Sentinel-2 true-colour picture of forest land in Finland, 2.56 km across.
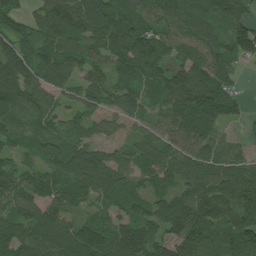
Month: July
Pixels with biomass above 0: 90%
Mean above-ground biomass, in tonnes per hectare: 95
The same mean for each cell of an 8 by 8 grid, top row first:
80 108 124 136 116 141 120 72
92 76 83 124 157 80 102 112
144 82 73 71 92 115 122 29
114 80 71 66 57 133 147 52
58 90 81 29 69 87 84 30
69 78 130 97 80 92 111 115
77 85 60 61 78 99 100 107
112 117 143 110 120 93 117 109
